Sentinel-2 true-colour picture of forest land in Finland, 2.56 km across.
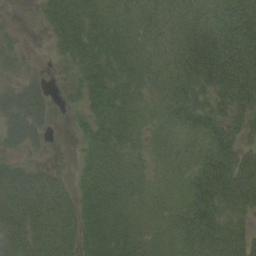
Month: August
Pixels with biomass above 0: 86%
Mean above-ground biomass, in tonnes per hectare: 49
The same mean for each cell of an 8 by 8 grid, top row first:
3 41 58 49 47 48 57 84
24 10 60 51 42 53 87 90
28 15 36 52 36 55 68 86
67 42 22 60 27 57 50 48
40 14 19 46 20 36 63 41
59 40 27 53 25 25 90 72
80 73 56 58 34 40 79 43
78 77 50 56 49 51 64 48
